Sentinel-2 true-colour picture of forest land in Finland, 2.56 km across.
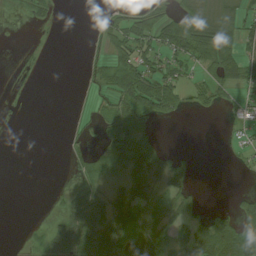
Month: August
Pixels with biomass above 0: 45%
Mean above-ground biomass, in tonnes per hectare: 28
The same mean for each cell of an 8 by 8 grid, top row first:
4 19 0 17 36 43 24 31
2 2 0 40 47 56 72 43
11 0 4 44 71 37 37 46
3 0 5 35 63 26 13 10
0 0 13 57 45 0 0 11
0 0 23 26 69 40 0 2
0 3 60 50 39 41 9 32
0 44 67 40 29 39 93 92
